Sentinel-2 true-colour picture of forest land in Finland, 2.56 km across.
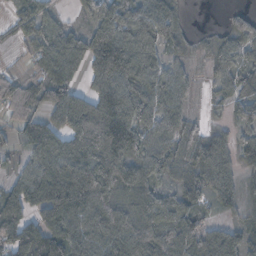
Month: November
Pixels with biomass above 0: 83%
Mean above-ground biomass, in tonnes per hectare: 70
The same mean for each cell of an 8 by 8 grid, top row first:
34 38 18 80 74 47 0 29
10 71 75 160 71 39 35 57
40 81 40 115 82 55 22 61
57 63 129 125 70 66 14 44
31 91 114 178 63 62 76 53
37 98 105 115 73 42 85 51
102 136 74 97 88 75 33 42
116 103 62 74 97 92 94 51
